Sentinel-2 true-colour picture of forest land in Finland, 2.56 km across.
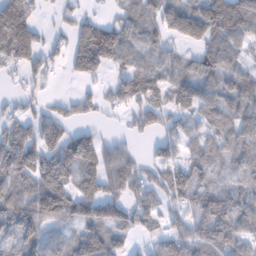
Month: February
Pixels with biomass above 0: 77%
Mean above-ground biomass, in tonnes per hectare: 62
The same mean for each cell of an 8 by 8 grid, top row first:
111 6 31 21 63 103 106 118
115 34 87 118 59 28 72 60
10 20 31 31 73 48 70 64
27 40 29 20 55 45 65 73
89 81 79 37 10 41 54 62
83 97 72 82 46 64 50 48
75 97 92 89 59 36 72 74
70 72 84 80 18 62 79 61
